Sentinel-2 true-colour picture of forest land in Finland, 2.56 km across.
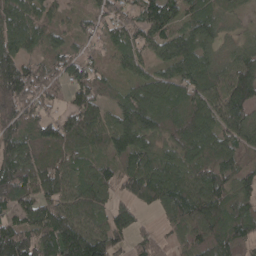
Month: April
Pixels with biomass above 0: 92%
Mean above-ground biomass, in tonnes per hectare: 94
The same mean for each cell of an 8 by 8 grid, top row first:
116 54 38 84 101 93 84 29
121 73 47 56 81 118 76 66
175 114 98 45 66 91 87 112
110 56 117 71 129 77 104 123
105 99 76 88 102 89 101 103
143 119 85 68 141 100 109 88
112 121 109 68 45 88 124 86
153 129 190 97 54 41 92 85
